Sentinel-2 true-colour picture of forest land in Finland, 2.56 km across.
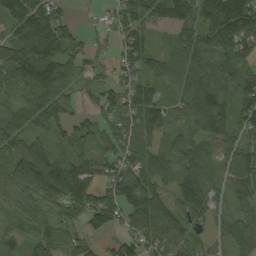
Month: August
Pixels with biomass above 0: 88%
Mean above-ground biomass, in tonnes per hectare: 81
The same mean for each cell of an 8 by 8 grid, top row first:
106 120 8 44 81 98 135 178
102 159 54 31 80 66 99 96
75 122 53 45 72 68 103 103
54 95 40 61 99 55 141 87
70 69 64 54 71 68 66 76
89 157 116 62 96 79 74 86
61 70 84 98 142 94 99 59
46 74 51 37 83 81 36 72
